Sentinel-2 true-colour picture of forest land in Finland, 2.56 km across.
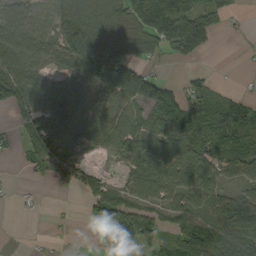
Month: September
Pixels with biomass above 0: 71%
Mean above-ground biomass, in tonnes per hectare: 70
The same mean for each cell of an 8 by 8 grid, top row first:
90 68 114 88 117 154 65 14
109 73 129 141 86 66 40 4
109 50 67 174 108 5 29 4
53 69 71 71 48 87 83 84
35 91 58 62 79 97 66 81
3 44 59 22 79 81 91 58
7 3 12 126 65 69 94 164
0 5 4 52 52 72 194 115
